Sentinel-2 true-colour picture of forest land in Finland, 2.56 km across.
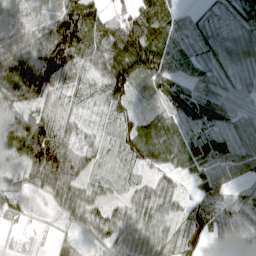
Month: April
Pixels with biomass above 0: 88%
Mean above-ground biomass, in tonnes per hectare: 68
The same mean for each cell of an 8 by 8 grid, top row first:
66 74 126 44 107 58 24 59
94 120 128 120 170 82 58 62
121 119 67 133 76 67 50 45
81 73 48 68 37 59 81 38
104 149 62 31 102 75 60 41
23 112 79 27 32 47 60 39
26 16 86 45 74 49 87 35
7 8 31 68 67 59 58 42
